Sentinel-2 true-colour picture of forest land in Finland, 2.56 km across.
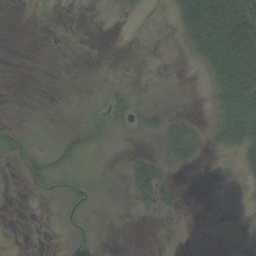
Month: September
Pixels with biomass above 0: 39%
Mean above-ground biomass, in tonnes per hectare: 18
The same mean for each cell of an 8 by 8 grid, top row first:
0 0 0 3 3 29 108 101
0 1 0 0 0 6 69 102
0 2 0 3 1 4 22 98
6 3 3 22 29 28 14 63
24 10 27 8 17 56 20 44
6 28 15 19 61 20 0 10
1 1 14 7 22 12 0 5
5 1 10 0 0 0 0 1
